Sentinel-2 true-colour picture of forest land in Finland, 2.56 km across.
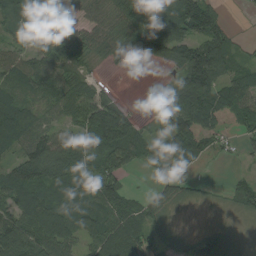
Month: August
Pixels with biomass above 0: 79%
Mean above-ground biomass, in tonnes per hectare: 63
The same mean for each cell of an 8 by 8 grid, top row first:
41 64 40 81 60 127 116 5
34 67 62 55 67 93 110 30
53 66 57 5 1 57 124 66
92 36 93 140 18 115 113 81
58 83 73 106 56 102 51 23
81 91 74 71 6 37 5 15
71 82 61 70 54 24 10 29
107 85 47 93 66 42 73 21
